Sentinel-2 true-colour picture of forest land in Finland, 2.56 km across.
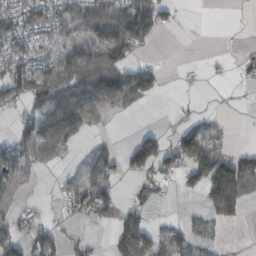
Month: October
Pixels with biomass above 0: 51%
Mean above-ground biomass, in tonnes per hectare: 53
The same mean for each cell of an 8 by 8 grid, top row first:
78 92 99 157 138 21 0 0
59 38 88 115 33 0 0 4
91 103 116 102 83 2 5 12
26 115 134 41 8 5 7 2
68 103 29 16 70 53 76 7
81 2 34 50 52 32 116 152
38 3 62 66 47 4 49 50
62 45 20 56 111 61 33 2
